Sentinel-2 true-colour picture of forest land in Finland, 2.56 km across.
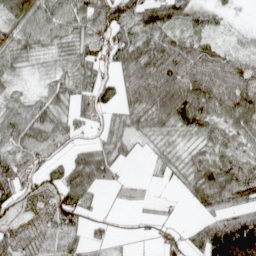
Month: April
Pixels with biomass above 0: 80%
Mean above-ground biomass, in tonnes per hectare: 64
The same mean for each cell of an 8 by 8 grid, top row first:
76 81 76 94 80 57 40 6
56 37 58 77 87 79 61 27
24 29 79 46 102 105 115 87
59 74 70 42 88 117 95 112
76 78 35 59 18 35 59 58
102 49 86 45 9 31 105 107
49 49 73 10 20 7 59 70
63 63 51 24 12 27 127 178
